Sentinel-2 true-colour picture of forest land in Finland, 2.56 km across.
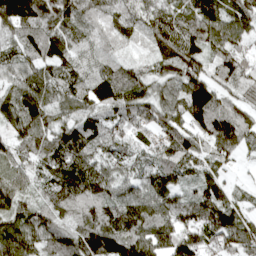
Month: April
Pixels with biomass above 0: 96%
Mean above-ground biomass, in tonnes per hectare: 93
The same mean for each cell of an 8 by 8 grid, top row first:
199 119 115 70 88 94 124 98
75 112 99 48 36 143 108 71
82 93 93 103 76 93 92 92
101 90 73 72 95 89 123 72
69 104 111 75 46 119 74 70
67 86 124 85 74 79 72 14
96 93 111 114 112 87 121 56
116 93 117 125 132 119 73 96
